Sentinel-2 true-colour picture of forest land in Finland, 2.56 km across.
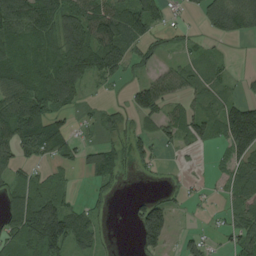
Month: August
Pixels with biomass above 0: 65%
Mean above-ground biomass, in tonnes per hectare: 62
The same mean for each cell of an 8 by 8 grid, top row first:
115 86 97 110 103 16 82 121
68 61 137 135 54 24 17 1
81 78 88 37 48 63 39 17
118 104 22 26 79 43 56 148
94 105 40 47 43 37 32 160
41 29 10 53 9 6 13 68
85 106 45 17 84 26 12 61
81 134 75 10 86 19 28 68
